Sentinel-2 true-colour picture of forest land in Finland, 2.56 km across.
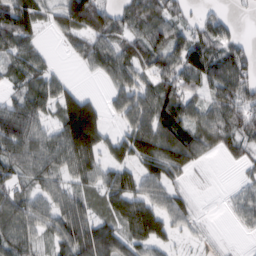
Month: February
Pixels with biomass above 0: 77%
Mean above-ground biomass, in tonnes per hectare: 63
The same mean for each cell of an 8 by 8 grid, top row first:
117 34 60 63 73 50 37 10
75 15 41 69 70 76 80 46
43 54 8 48 53 72 77 83
88 50 146 31 91 91 64 79
85 67 134 54 96 104 59 56
52 64 68 67 76 46 3 15
89 66 73 70 98 66 3 49
83 46 114 104 94 29 17 3
